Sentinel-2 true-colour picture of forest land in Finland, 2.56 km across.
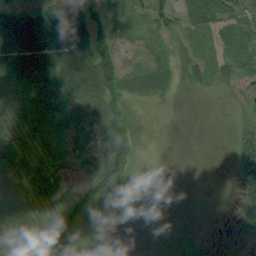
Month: August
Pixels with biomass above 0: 92%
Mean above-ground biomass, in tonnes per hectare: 39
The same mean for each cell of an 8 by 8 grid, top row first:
52 72 64 22 25 38 52 37
86 82 91 40 11 9 12 25
79 73 86 55 33 17 21 30
58 61 69 54 15 10 7 19
57 55 48 69 15 7 7 53
65 57 28 55 12 6 8 57
67 45 48 20 11 10 8 63
67 74 38 15 8 13 11 16
